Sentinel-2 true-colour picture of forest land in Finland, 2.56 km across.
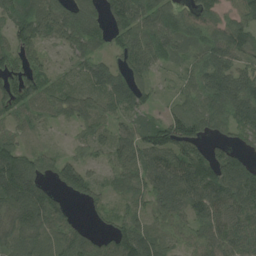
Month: August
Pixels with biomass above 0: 85%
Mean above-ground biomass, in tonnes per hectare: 68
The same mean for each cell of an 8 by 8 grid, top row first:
105 96 97 60 76 85 67 62
86 41 65 40 80 69 83 77
87 55 45 58 40 27 78 76
69 48 72 41 41 58 87 74
55 17 35 53 84 119 58 31
163 52 91 41 70 96 107 83
101 109 15 27 35 61 84 77
62 60 68 67 92 47 67 70
